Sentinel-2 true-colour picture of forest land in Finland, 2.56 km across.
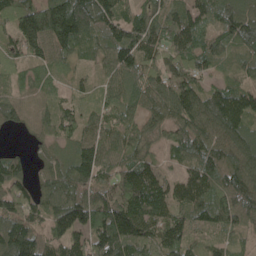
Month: May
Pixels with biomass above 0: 92%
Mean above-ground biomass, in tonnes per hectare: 102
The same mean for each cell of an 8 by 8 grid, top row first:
116 181 155 115 90 71 93 138
102 120 74 123 122 111 94 86
50 56 32 76 98 134 64 54
94 69 56 65 73 114 137 142
10 64 112 92 64 90 115 135
97 82 138 83 123 55 125 134
121 96 157 144 149 96 111 122
209 100 107 179 122 117 36 29
